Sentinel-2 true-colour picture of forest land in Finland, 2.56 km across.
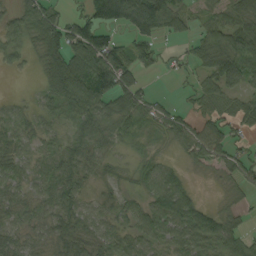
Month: September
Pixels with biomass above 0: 80%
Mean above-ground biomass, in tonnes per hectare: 50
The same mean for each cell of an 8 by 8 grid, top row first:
43 72 45 116 146 67 35 61
36 84 112 90 48 15 64 70
3 60 109 107 25 8 48 63
28 36 77 50 45 30 51 57
37 33 50 31 12 27 80 22
36 53 43 12 37 44 10 41
41 39 37 24 46 95 30 21
36 34 57 49 48 50 72 48
